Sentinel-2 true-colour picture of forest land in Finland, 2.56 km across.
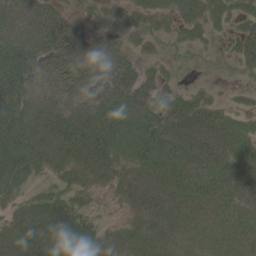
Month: June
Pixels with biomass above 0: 86%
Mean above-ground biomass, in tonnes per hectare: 52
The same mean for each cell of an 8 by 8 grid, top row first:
80 72 32 47 41 33 43 27
85 86 84 62 29 17 12 35
86 56 82 76 46 18 5 9
79 63 51 74 62 66 51 28
72 70 71 58 62 62 77 63
59 23 35 34 48 59 65 64
31 56 32 6 40 49 51 64
55 80 55 27 54 44 44 56
